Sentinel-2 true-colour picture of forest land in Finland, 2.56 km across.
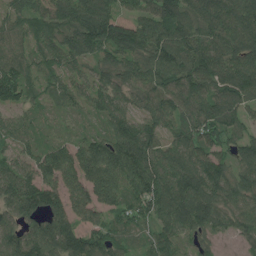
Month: July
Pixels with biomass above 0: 94%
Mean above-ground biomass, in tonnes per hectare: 99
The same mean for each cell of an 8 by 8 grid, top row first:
81 96 128 106 86 125 116 130
70 87 111 128 110 122 105 127
130 53 66 90 102 108 115 130
70 30 43 94 72 92 105 83
72 51 68 114 120 89 102 103
117 92 98 128 140 133 130 98
128 124 80 79 101 146 125 85
116 138 124 90 56 87 49 41
